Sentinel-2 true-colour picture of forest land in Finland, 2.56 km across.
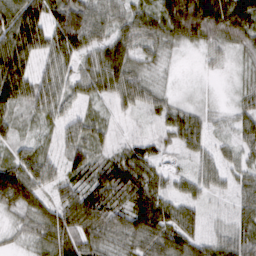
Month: March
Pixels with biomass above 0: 90%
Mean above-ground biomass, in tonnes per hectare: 49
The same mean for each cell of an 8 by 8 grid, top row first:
87 71 87 49 51 92 94 90
87 59 67 60 43 25 34 40
93 55 46 60 39 6 5 15
40 47 31 22 28 47 19 34
29 18 57 25 32 31 33 36
91 50 43 73 68 24 40 32
47 44 79 66 73 50 17 33
16 56 61 44 59 64 40 56
